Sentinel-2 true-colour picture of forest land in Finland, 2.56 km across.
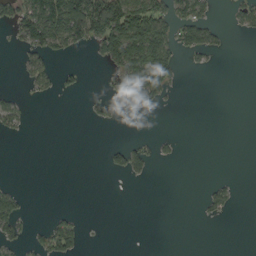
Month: September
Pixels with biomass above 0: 23%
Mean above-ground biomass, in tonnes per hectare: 24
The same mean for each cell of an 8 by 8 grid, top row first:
53 107 119 141 114 61 30 25
10 62 25 97 127 59 40 0
3 33 11 23 102 32 0 0
32 0 1 9 2 1 0 0
0 0 0 11 13 8 0 0
0 0 0 8 13 0 1 2
40 2 2 0 0 0 17 4
26 47 32 0 0 0 0 0
